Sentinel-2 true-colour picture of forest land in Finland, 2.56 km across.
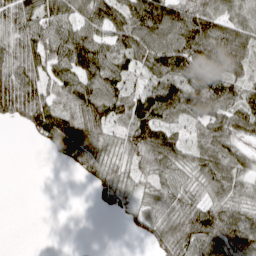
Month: April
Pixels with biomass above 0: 78%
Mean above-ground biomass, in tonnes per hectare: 74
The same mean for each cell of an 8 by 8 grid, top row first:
102 105 76 94 130 96 97 68
94 111 132 82 100 121 111 102
109 79 103 97 50 102 134 74
78 114 110 94 125 88 98 93
0 51 129 59 107 70 74 51
0 0 28 73 59 67 79 65
0 0 0 36 49 82 88 75
0 0 0 0 25 103 100 102
